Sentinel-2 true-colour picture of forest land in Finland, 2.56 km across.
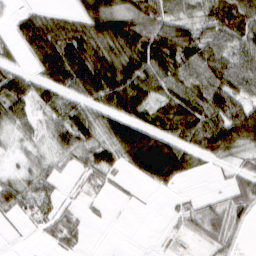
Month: March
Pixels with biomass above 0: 75%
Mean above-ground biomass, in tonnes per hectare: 55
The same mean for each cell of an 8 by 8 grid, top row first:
24 37 51 87 79 53 63 86
30 109 105 79 91 104 67 69
32 65 88 106 87 69 80 83
55 51 58 75 65 81 87 82
21 35 71 76 118 76 79 66
26 41 26 30 65 64 8 42
47 33 15 5 3 18 45 55
2 21 23 0 0 14 50 18
